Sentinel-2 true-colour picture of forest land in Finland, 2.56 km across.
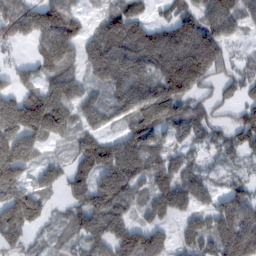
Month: February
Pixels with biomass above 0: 84%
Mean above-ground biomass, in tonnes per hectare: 109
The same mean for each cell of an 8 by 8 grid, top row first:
146 159 60 81 62 89 105 82
25 120 75 130 161 158 159 23
71 85 75 126 126 177 70 76
238 232 93 89 161 136 60 67
195 66 90 101 144 65 62 91
140 81 114 203 114 129 54 37
187 59 103 149 61 118 82 150
80 41 73 136 151 59 97 216
